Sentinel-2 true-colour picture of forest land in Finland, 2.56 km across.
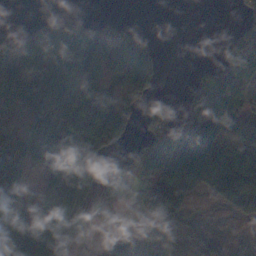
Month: November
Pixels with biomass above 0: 68%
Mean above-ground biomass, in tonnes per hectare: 109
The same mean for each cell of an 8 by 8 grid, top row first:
4 30 15 8 0 0 0 26
138 105 148 118 53 0 0 175
127 159 112 108 84 0 83 128
110 168 180 181 46 48 158 75
75 174 257 93 60 179 199 85
117 135 211 39 114 276 229 219
144 184 169 32 139 193 21 101
195 287 32 107 114 48 118 52
